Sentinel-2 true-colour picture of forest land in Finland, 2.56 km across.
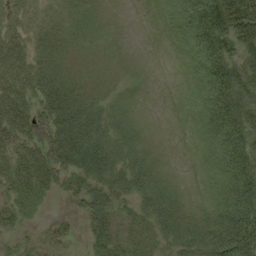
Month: August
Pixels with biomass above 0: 77%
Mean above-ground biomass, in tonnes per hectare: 31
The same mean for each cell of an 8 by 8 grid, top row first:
16 12 12 3 0 15 78 86
35 25 7 3 1 3 68 53
45 43 11 4 3 1 43 57
63 56 47 15 2 0 35 62
52 67 67 33 8 0 11 56
61 52 52 46 42 3 5 54
35 10 19 41 29 26 11 61
17 15 10 50 29 30 41 74
